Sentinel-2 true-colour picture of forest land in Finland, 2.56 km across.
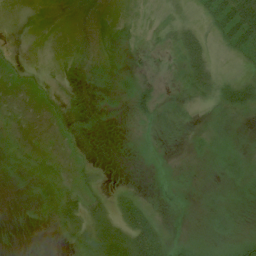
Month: July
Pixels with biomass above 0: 72%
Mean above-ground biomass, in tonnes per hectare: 14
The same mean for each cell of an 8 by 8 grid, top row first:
4 10 12 3 10 18 33 78
3 10 10 4 6 26 31 36
8 5 3 7 10 11 40 30
9 8 2 2 19 24 8 24
12 8 4 1 5 11 10 9
7 15 12 3 1 3 7 15
1 9 35 24 27 2 14 5
0 2 21 47 57 12 15 17
